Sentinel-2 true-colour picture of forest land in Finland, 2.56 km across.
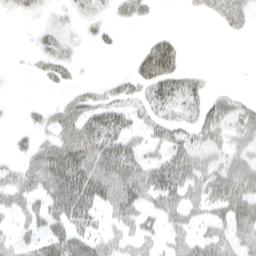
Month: April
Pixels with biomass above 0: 55%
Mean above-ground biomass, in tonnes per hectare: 29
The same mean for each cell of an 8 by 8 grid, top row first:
7 6 18 14 17 0 13 25
1 22 5 6 21 29 0 0
0 18 8 12 43 44 11 0
1 16 40 44 28 32 36 32
10 28 56 57 27 38 35 33
28 57 63 69 59 60 39 73
27 36 53 38 39 43 36 64
21 41 43 30 32 22 37 40
